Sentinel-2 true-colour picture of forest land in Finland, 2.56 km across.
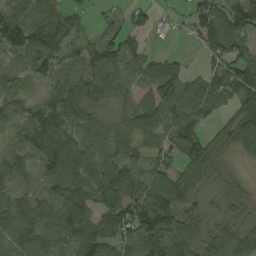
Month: August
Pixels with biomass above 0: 85%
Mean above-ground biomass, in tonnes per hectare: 66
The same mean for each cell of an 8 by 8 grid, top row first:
57 62 28 19 39 18 96 122
59 77 38 64 28 3 61 60
51 44 80 66 57 91 59 84
48 103 91 36 80 78 53 50
51 135 82 58 48 61 51 56
61 59 101 119 66 70 55 25
76 64 108 93 99 95 42 45
72 69 93 79 86 87 54 65
